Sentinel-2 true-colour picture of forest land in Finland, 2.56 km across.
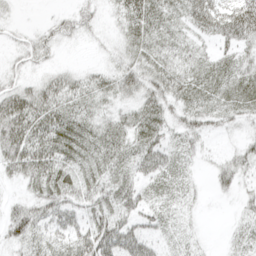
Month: April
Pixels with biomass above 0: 76%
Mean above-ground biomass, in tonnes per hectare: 32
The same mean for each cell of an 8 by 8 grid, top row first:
5 7 34 12 53 36 76 78
19 22 4 11 36 34 21 40
20 24 23 27 41 45 46 46
61 45 35 22 41 30 40 35
58 48 43 40 42 28 11 16
26 47 36 37 36 36 9 26
25 39 33 42 29 26 3 13
34 34 40 60 40 22 5 22
